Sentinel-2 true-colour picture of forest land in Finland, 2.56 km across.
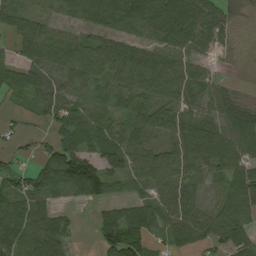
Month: August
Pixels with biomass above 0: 81%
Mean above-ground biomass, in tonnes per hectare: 67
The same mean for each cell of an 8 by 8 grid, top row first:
59 33 55 97 97 116 80 17
44 88 66 67 67 75 44 9
53 56 67 59 89 93 53 4
16 35 60 38 67 62 55 68
20 34 79 75 83 82 107 93
54 79 158 72 71 80 43 93
80 56 16 55 87 90 41 96
102 123 7 95 96 68 66 89
